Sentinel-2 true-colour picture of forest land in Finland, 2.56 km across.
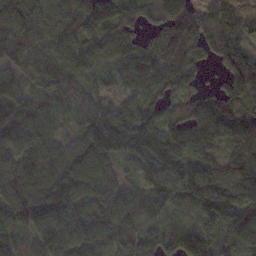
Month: November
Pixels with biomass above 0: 94%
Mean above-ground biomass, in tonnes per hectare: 109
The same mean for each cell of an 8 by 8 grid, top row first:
170 67 142 120 83 124 88 58
123 115 112 92 67 132 105 119
74 118 125 68 101 101 30 201
123 76 100 117 118 64 128 116
110 88 59 118 162 142 103 114
124 147 101 58 82 167 159 149
135 159 100 91 73 54 161 168
79 129 113 67 90 100 104 96
